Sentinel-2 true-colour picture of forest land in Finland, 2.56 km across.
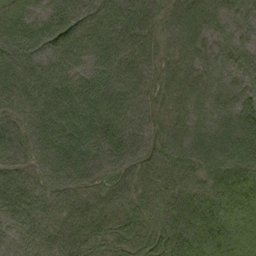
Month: September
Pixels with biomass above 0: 98%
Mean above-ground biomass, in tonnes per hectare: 65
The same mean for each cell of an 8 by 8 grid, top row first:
42 43 54 73 75 71 73 49
82 63 49 63 63 57 46 54
84 84 50 65 61 51 54 39
67 105 75 71 53 51 69 64
68 115 89 81 55 69 88 98
70 75 66 55 59 60 74 88
65 52 49 45 45 66 92 87
30 49 53 46 51 74 83 65
